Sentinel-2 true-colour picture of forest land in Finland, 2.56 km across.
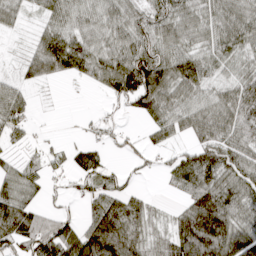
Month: April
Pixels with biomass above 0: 78%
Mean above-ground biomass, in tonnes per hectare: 63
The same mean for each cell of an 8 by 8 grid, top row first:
38 44 48 57 63 79 51 46
8 89 74 64 86 65 47 43
30 41 28 87 155 90 51 58
57 1 3 9 61 68 69 93
20 14 26 24 26 33 78 64
47 29 45 34 10 65 95 73
87 34 17 92 59 34 168 80
84 116 104 163 70 112 194 104
